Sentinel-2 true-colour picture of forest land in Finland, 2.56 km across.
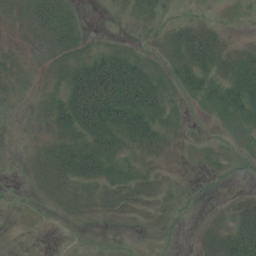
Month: July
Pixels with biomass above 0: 54%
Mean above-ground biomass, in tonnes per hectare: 23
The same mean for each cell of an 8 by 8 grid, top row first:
15 59 15 2 15 9 10 4
10 26 31 18 9 30 64 21
15 14 62 90 60 27 39 49
1 24 80 87 66 17 11 33
0 21 42 42 41 6 6 7
0 29 45 30 22 2 5 1
1 6 17 18 14 6 4 30
0 0 0 0 0 0 24 72
